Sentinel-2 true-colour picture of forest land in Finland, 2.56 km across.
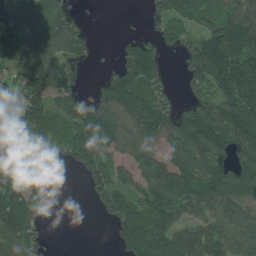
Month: July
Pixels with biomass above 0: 72%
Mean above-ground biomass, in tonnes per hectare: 87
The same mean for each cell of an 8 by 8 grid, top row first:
90 69 22 0 29 85 54 128
122 105 54 7 104 42 152 152
75 126 9 84 117 12 109 186
42 101 84 104 136 69 121 169
90 77 116 75 88 84 136 127
154 30 34 78 93 127 116 121
165 56 0 77 95 113 88 72
83 24 0 22 135 122 117 94
